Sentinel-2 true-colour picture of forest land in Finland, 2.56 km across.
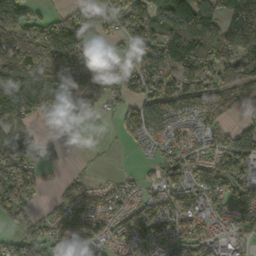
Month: October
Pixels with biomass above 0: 75%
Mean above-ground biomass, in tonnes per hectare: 91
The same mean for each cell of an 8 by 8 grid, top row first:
131 49 89 67 104 67 115 148
144 192 134 56 118 131 128 150
172 149 148 141 112 114 105 109
130 107 155 32 95 49 110 57
103 24 1 6 40 49 35 136
145 17 31 16 22 83 105 132
78 32 111 71 101 97 69 106
61 89 109 53 90 90 76 30
